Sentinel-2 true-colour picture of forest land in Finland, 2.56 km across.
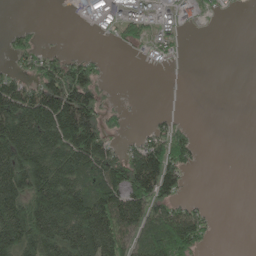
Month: May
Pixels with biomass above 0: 53%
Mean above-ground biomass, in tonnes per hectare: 79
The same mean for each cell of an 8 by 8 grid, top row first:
0 0 30 69 75 58 18 2
50 22 5 8 30 32 0 0
71 130 146 8 0 3 0 0
174 191 210 35 3 16 0 0
198 180 199 56 85 138 2 0
174 182 126 146 192 95 0 0
169 198 173 186 133 83 18 0
158 156 177 147 87 169 34 0
